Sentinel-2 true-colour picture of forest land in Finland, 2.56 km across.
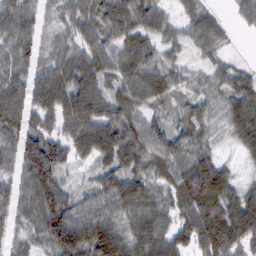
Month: February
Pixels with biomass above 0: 91%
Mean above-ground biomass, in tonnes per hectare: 69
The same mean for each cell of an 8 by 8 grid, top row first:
76 32 79 92 77 30 46 24
64 37 65 66 64 40 46 3
69 92 106 71 88 50 41 55
93 83 114 73 66 38 45 66
65 88 83 107 90 81 46 44
49 103 13 68 68 79 137 26
49 114 66 68 63 66 115 91
29 79 117 112 73 69 98 78
